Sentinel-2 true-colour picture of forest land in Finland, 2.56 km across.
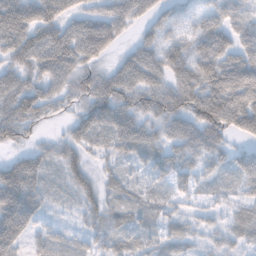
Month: November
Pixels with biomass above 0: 89%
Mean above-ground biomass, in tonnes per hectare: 61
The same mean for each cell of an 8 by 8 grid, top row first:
85 81 54 75 49 37 53 56
85 112 100 45 65 64 83 68
61 75 61 72 84 81 107 123
96 47 57 92 63 82 133 121
37 25 53 47 64 59 78 27
112 44 54 26 26 55 32 57
146 25 33 32 24 22 22 34
80 33 25 32 28 34 22 35
